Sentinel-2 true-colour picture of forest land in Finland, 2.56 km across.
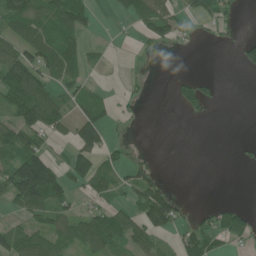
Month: June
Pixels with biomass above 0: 46%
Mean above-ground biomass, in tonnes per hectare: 46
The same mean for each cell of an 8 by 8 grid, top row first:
94 83 86 15 84 52 64 16
80 95 48 6 13 16 4 37
132 64 46 2 8 20 18 0
85 98 47 25 7 9 17 0
82 42 78 30 0 0 0 7
129 137 76 54 54 0 0 0
45 85 33 48 104 66 17 25
60 62 67 88 61 28 52 29
